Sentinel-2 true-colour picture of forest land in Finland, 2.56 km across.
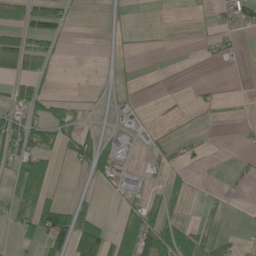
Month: May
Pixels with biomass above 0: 30%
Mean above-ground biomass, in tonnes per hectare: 23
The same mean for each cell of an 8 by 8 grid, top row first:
35 58 1 2 1 1 4 27
68 30 0 2 1 1 9 9
44 16 0 6 0 0 2 0
37 46 14 5 3 6 6 2
65 44 52 20 9 12 2 2
49 55 4 28 20 17 1 11
39 82 33 2 45 17 10 1
24 83 84 51 85 79 32 8
